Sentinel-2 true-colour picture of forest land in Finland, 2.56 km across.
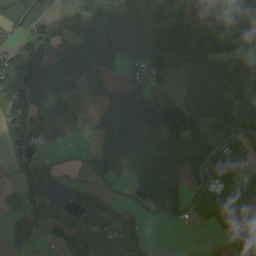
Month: September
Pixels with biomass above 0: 71%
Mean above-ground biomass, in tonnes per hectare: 76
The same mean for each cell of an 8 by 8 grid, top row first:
139 83 91 117 103 108 98 134
52 39 85 111 155 143 153 115
120 109 60 22 76 42 97 97
56 78 16 92 149 126 56 149
42 35 3 91 71 122 83 76
21 36 15 48 88 101 86 108
48 60 66 32 45 63 70 63
55 26 76 75 36 0 7 18
